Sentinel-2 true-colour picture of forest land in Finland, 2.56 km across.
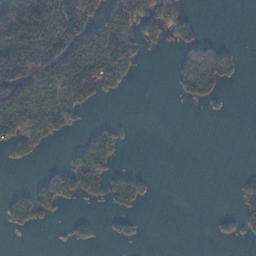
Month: January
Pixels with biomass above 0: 36%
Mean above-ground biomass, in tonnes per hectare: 45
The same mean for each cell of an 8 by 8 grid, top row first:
203 166 155 92 84 47 0 0
136 150 151 129 27 27 44 8
170 126 140 65 1 27 65 11
141 88 32 0 0 0 5 0
49 15 34 60 0 0 0 0
0 34 104 47 17 0 0 10
48 35 5 22 9 0 0 31
0 0 19 12 4 0 3 18
